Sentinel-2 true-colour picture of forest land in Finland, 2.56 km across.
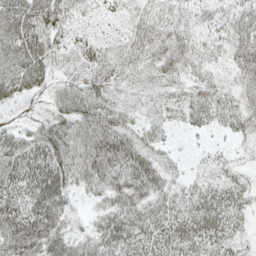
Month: May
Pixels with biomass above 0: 84%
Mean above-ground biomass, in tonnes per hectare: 39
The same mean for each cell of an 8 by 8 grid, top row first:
71 55 17 8 35 33 23 40
69 47 25 17 49 39 28 39
65 32 29 33 22 28 28 21
5 20 56 47 20 30 43 36
41 51 62 84 39 9 7 13
50 67 50 65 58 22 23 23
48 64 10 38 43 41 55 40
51 55 31 59 51 53 49 22
